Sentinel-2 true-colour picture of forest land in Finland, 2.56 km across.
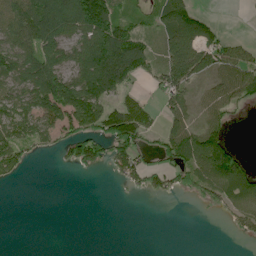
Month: June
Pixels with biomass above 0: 56%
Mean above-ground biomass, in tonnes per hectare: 54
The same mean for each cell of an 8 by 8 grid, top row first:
100 153 151 103 35 106 25 1
102 92 84 149 58 93 79 46
78 115 99 121 29 78 35 73
85 100 136 67 67 56 38 17
82 38 84 85 42 89 95 6
26 0 5 17 41 43 87 76
0 0 0 0 0 0 15 46
0 0 0 0 0 0 0 9
